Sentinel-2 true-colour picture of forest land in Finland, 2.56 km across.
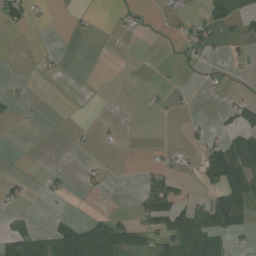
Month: July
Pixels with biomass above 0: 22%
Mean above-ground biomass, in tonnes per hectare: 22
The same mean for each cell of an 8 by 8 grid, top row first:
33 4 3 3 7 10 29 37
0 2 0 1 0 7 22 8
2 3 0 0 0 0 5 2
5 0 0 0 2 4 0 36
0 0 4 3 1 2 29 89
6 9 7 3 11 19 60 116
12 1 0 2 53 74 55 100
80 56 110 112 42 68 77 10
